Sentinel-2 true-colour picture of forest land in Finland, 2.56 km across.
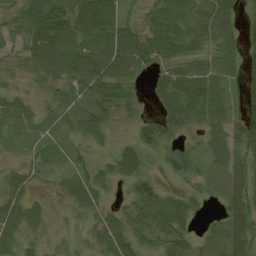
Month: August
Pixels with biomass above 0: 85%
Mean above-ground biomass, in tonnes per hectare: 41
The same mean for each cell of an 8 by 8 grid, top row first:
23 59 65 60 24 63 55 34
22 85 66 76 64 57 42 37
7 32 57 58 21 63 59 35
33 12 53 37 19 73 56 46
11 21 21 18 62 47 24 57
22 16 31 36 50 40 40 54
43 18 26 19 61 54 11 63
28 10 7 52 42 55 21 59
